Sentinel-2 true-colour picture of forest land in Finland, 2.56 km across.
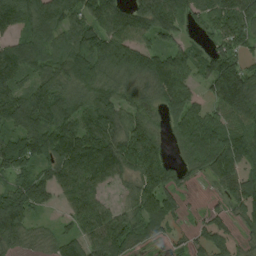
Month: August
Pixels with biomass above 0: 88%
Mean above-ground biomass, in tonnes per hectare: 89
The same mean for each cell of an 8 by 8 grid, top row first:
112 107 71 97 100 85 65 95
79 71 89 125 80 63 51 60
99 87 105 77 90 134 91 143
115 138 91 92 68 86 62 116
92 125 164 127 133 43 144 108
88 79 168 93 114 37 51 154
104 44 88 42 107 44 18 81
70 38 73 117 56 17 89 65
